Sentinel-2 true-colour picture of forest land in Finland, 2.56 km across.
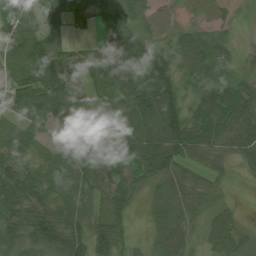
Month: July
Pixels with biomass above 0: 86%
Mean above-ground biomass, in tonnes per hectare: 58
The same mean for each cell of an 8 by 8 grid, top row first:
75 65 60 73 50 24 41 11
79 88 30 60 83 52 80 14
64 90 59 96 97 68 64 36
66 59 48 67 95 92 81 74
64 31 59 47 87 96 62 57
63 69 68 59 65 57 38 9
59 63 53 46 21 46 36 10
47 76 60 69 11 50 31 42
